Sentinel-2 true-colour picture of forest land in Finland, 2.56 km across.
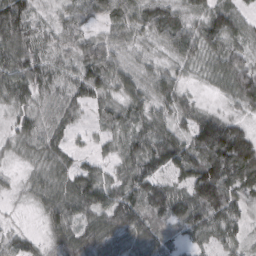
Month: March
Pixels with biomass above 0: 93%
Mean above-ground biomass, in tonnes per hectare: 72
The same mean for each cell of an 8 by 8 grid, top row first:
113 28 66 68 70 65 82 55
91 51 74 67 29 67 68 58
104 79 90 78 69 63 32 105
59 53 43 60 66 64 39 36
43 63 20 42 88 99 149 155
14 59 94 52 102 72 145 129
5 64 80 107 107 110 144 63
49 42 96 77 74 43 64 47
